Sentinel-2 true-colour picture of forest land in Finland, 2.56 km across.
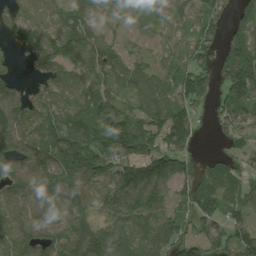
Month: August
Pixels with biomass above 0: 83%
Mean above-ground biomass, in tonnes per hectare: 87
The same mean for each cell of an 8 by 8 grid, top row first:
46 37 68 22 23 55 105 62
41 120 117 65 39 55 74 117
39 75 68 71 96 93 79 170
119 72 113 113 93 128 53 89
104 112 147 138 103 111 3 43
89 89 102 96 150 123 85 61
75 78 69 86 108 64 83 69
88 97 173 112 95 103 97 125
